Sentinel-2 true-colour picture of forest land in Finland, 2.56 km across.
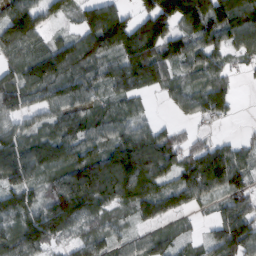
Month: February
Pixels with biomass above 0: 85%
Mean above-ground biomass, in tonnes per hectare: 79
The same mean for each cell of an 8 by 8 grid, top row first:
107 55 57 126 91 153 139 123
77 72 88 111 166 83 72 65
88 110 80 74 109 56 77 16
68 59 68 49 27 29 81 7
76 88 80 76 119 64 47 37
76 47 120 131 111 64 117 66
91 93 109 47 70 64 27 83
87 79 47 50 53 54 45 132
